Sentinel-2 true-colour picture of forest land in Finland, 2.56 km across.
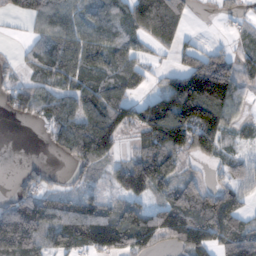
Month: November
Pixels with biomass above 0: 71%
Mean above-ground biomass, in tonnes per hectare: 76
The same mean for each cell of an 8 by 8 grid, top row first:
29 85 66 79 133 111 4 29
6 58 86 83 34 52 37 25
31 36 52 74 32 100 240 83
40 70 89 119 122 216 183 44
0 24 114 106 62 143 111 28
12 29 24 47 137 63 21 33
91 82 81 53 76 126 115 67
112 53 107 124 95 77 83 126
